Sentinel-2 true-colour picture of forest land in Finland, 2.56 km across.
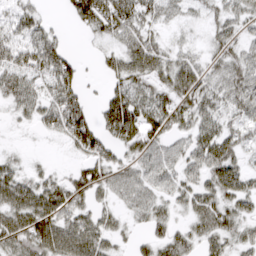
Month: March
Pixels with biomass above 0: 75%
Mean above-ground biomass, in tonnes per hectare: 44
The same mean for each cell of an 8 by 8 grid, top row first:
38 16 55 84 52 26 23 39
49 68 5 27 64 24 23 34
56 57 52 37 48 56 49 65
28 50 71 80 66 63 49 42
4 5 56 48 58 32 55 39
38 22 38 42 43 41 44 43
64 64 38 30 42 20 53 36
63 72 74 32 23 48 39 31
